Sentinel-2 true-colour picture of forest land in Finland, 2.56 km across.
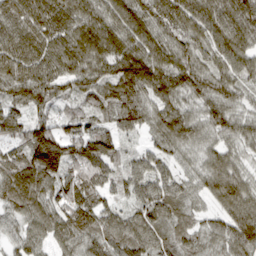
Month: March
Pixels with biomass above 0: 97%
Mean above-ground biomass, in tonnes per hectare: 99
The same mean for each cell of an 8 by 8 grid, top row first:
138 143 114 107 105 120 114 156
120 113 122 115 110 101 89 103
117 96 90 117 141 114 113 79
72 59 83 80 89 91 86 66
82 174 128 92 40 90 68 71
132 127 111 69 90 64 84 71
92 98 136 63 98 81 51 102
63 78 103 102 113 85 62 131
